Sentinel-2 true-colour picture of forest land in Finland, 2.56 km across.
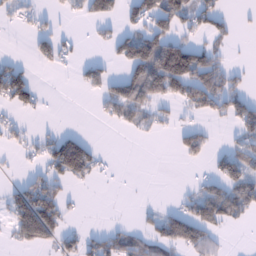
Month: January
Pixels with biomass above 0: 41%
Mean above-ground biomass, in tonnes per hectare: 46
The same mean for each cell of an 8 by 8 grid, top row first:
24 16 26 42 74 81 60 7
9 55 11 33 110 128 51 3
108 3 30 48 120 153 110 25
40 4 0 38 51 24 53 74
29 49 71 0 4 29 44 41
8 61 63 6 0 0 34 92
99 129 6 0 8 25 107 71
40 55 48 56 44 87 51 0
